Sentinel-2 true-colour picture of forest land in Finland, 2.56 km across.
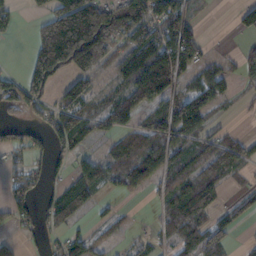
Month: November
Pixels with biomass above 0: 62%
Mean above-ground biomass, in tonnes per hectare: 76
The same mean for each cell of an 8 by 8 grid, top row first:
46 89 221 157 129 100 11 47
0 199 256 88 130 153 24 29
46 124 89 41 150 91 89 38
45 61 108 97 67 134 78 11
57 60 48 55 83 99 71 72
53 56 89 62 72 86 100 31
75 49 78 18 7 100 76 54
25 30 69 28 25 75 92 10
